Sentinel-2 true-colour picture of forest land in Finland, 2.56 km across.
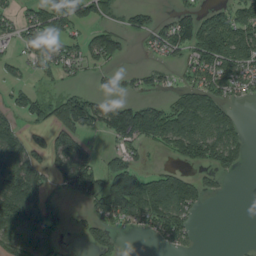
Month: August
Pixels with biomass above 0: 67%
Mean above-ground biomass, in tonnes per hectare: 85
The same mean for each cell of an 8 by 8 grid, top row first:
52 118 84 34 58 70 90 121
32 89 64 87 23 76 205 145
29 28 25 47 38 26 110 94
55 77 175 129 116 150 163 29
100 86 89 31 74 139 175 99
177 79 162 127 80 106 43 14
199 144 27 147 191 159 12 0
104 132 19 45 8 65 0 1
